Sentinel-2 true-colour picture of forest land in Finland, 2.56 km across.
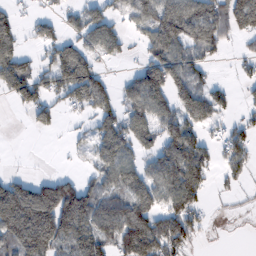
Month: February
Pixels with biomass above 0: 62%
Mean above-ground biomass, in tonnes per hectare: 85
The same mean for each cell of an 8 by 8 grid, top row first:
45 40 76 70 87 155 124 144
68 69 91 82 52 120 98 21
135 78 156 31 109 112 48 25
18 76 45 82 95 101 92 30
0 0 27 132 71 125 59 82
40 44 43 87 79 144 59 39
210 215 201 113 104 125 30 9
137 186 133 104 158 129 7 0
